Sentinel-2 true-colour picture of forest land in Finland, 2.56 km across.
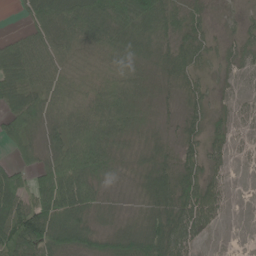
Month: June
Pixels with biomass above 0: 87%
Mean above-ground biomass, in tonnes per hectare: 69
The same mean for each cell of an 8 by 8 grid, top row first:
6 97 120 134 128 63 19 15
77 98 90 96 81 60 30 27
94 87 77 87 77 48 17 13
91 84 94 115 70 23 33 17
59 62 134 105 63 37 45 9
61 113 149 62 64 82 40 1
91 152 120 30 46 89 81 1
97 107 95 72 102 94 16 0
